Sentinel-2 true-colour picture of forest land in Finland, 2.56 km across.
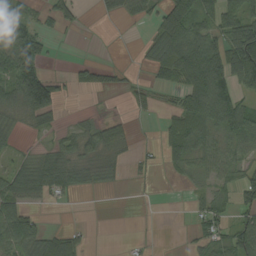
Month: August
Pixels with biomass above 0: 54%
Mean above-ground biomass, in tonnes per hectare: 46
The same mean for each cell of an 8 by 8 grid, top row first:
40 34 20 21 36 118 62 78
105 24 1 1 31 142 95 131
131 89 30 25 10 64 162 78
49 84 6 3 14 43 110 78
16 17 49 51 11 55 38 44
67 88 46 28 14 9 29 33
67 10 2 0 0 0 47 45
93 56 27 0 4 0 38 63
